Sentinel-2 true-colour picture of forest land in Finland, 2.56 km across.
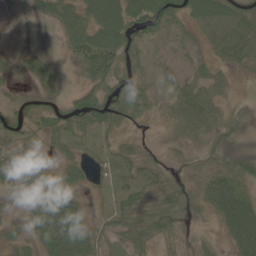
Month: June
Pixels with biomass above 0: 80%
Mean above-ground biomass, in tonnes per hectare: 39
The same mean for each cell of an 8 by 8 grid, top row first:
4 36 67 84 81 36 86 55
9 7 66 96 31 28 30 58
14 39 25 62 34 17 33 5
32 42 68 51 28 41 47 14
42 27 35 23 14 12 17 16
52 35 31 24 39 24 36 50
10 67 34 31 49 54 39 95
21 63 71 25 41 25 16 81
